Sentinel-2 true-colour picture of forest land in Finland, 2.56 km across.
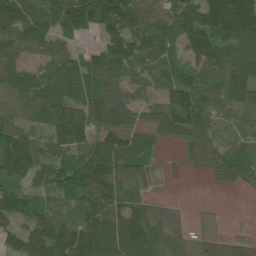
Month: May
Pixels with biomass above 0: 87%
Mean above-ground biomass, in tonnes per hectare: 93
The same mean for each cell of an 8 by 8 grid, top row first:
159 103 163 152 124 126 153 191
83 72 36 101 134 69 146 116
84 72 81 88 78 80 73 120
78 93 100 139 68 148 72 67
143 75 99 140 76 47 89 71
94 87 123 128 55 5 29 92
110 54 71 112 91 16 11 0
79 131 130 125 134 69 59 35
